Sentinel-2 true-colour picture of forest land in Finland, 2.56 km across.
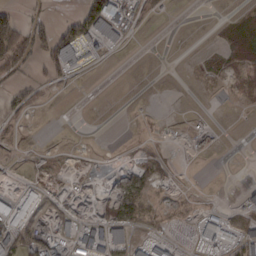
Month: February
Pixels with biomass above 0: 32%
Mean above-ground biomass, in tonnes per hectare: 19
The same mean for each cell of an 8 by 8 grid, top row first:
56 23 60 107 15 1 0 5
94 80 87 28 0 0 3 19
26 29 4 0 0 0 3 12
20 2 0 0 1 0 1 1
5 1 1 0 5 1 2 0
3 5 2 3 18 7 0 1
56 13 9 26 14 4 12 20
55 33 54 69 22 11 53 47
